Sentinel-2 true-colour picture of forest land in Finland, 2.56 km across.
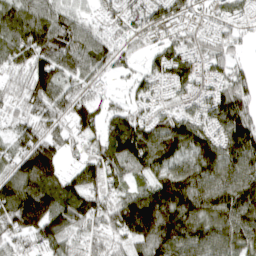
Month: April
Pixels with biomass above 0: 89%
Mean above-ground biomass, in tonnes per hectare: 103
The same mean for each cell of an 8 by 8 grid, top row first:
115 106 61 56 94 79 41 65
119 147 100 77 35 84 76 32
48 137 64 28 59 108 84 81
53 100 103 67 58 79 116 152
75 111 59 134 163 140 119 165
113 138 104 89 69 130 129 154
174 164 134 102 186 191 149 177
69 112 62 60 129 150 121 112
